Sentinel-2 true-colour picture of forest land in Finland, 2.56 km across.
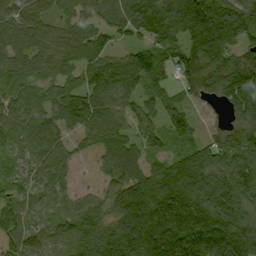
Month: September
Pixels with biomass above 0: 90%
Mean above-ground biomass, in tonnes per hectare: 99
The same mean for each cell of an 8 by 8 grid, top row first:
96 68 90 97 145 143 179 141
90 79 98 64 84 98 151 78
81 62 83 156 104 85 126 111
69 70 136 102 79 88 22 90
69 82 41 102 66 51 74 108
70 84 16 73 101 129 118 102
80 64 74 78 159 164 129 97
91 73 91 120 164 162 164 148
